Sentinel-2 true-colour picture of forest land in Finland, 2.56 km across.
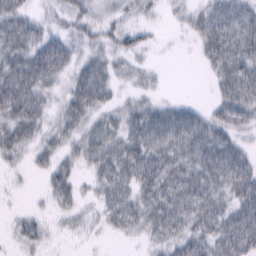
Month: February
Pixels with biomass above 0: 78%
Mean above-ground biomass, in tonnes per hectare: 37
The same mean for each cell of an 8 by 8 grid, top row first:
39 18 34 18 14 12 49 52
43 64 26 34 24 2 44 66
57 45 50 32 19 0 12 67
50 28 46 29 43 43 25 55
41 28 33 41 66 65 59 28
9 30 21 55 59 55 53 57
5 11 20 42 50 61 56 55
18 15 7 6 19 42 49 67
